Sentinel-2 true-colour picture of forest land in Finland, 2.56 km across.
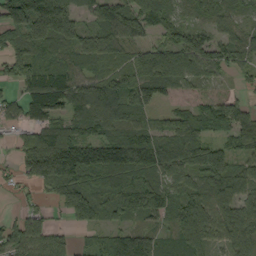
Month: September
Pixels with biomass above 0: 84%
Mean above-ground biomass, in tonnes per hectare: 85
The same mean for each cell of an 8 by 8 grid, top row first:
116 165 65 73 114 55 57 66
57 104 95 93 68 112 95 80
71 126 87 90 116 82 41 19
47 111 91 93 72 51 76 78
37 124 111 103 103 90 92 77
36 155 124 108 82 89 103 102
21 33 133 78 96 89 106 68
106 94 24 83 100 63 87 92
